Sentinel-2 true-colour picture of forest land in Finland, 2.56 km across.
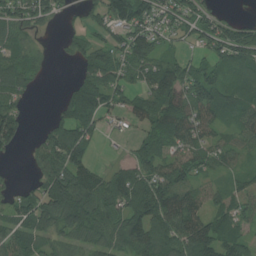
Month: July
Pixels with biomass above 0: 77%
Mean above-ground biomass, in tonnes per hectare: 76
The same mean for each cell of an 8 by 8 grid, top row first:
79 64 28 88 84 79 71 24
73 10 58 71 122 30 64 129
86 8 58 80 75 120 80 73
70 14 131 60 91 109 87 74
51 97 103 3 67 80 64 48
11 97 114 56 99 108 38 38
77 127 137 86 116 138 68 56
86 56 56 60 102 116 128 61
